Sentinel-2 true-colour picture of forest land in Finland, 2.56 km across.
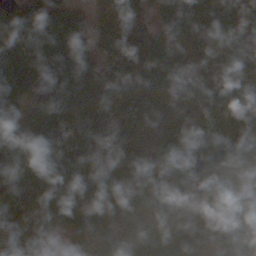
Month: October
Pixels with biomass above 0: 92%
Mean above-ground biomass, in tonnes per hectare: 91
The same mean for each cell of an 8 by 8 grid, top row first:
104 127 76 59 49 95 114 78
82 107 82 56 74 48 65 39
115 127 110 72 73 80 88 50
76 118 113 74 68 106 107 101
101 107 109 90 101 127 115 111
98 101 107 81 90 113 100 50
114 98 115 73 83 111 117 111
76 58 36 93 103 94 58 120
